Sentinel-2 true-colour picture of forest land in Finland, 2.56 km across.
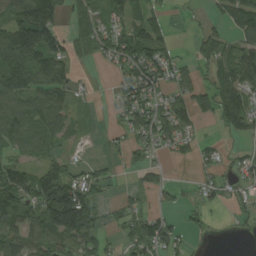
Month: August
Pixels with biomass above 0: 65%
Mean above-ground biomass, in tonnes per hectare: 56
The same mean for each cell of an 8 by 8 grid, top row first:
93 151 53 55 50 3 13 94
155 132 42 72 93 20 49 82
102 88 15 15 95 47 33 84
83 85 15 22 84 58 42 77
40 31 12 14 42 37 18 12
80 77 55 16 28 2 23 32
90 137 184 16 35 19 25 19
79 85 98 22 87 47 7 4
